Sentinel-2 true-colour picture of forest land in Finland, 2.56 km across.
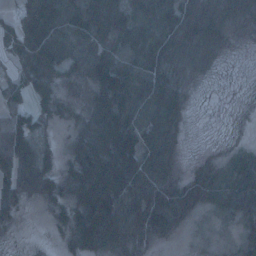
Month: January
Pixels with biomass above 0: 84%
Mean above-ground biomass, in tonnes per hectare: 59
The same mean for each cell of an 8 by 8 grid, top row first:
50 87 85 98 57 74 77 66
46 122 64 60 82 76 59 11
36 67 35 114 85 51 13 5
65 41 26 122 71 61 2 6
116 17 61 120 69 33 5 22
92 72 76 122 80 33 55 70
42 20 74 112 79 64 39 80
7 3 79 79 54 16 9 84
